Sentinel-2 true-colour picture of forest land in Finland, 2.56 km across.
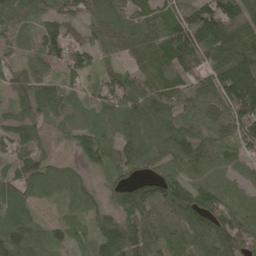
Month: May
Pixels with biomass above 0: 95%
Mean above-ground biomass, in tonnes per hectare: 91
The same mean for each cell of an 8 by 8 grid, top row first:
91 66 63 107 95 84 148 119
52 87 62 67 79 152 149 146
53 76 42 75 68 91 104 213
58 77 66 91 118 86 82 152
91 41 66 82 123 126 90 81
61 81 44 62 92 107 99 62
81 25 58 70 136 137 127 82
102 69 40 138 122 78 110 112
